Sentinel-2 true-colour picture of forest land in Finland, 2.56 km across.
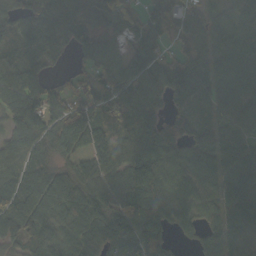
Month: October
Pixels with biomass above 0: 91%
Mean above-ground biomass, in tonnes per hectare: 83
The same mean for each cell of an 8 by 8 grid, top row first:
68 108 83 93 61 71 65 71
51 70 57 51 83 48 68 123
86 54 42 74 91 96 109 105
88 102 110 77 71 48 51 82
71 71 69 105 96 77 58 74
88 96 80 93 143 100 55 91
114 116 118 117 121 74 65 97
76 117 102 108 119 34 47 66
